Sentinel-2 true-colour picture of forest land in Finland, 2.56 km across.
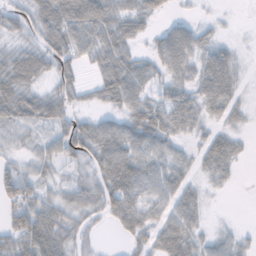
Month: November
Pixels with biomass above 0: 78%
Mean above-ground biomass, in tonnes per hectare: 41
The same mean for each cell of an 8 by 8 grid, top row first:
35 68 64 54 39 12 5 1
22 58 52 64 15 84 32 11
44 23 29 76 58 37 61 41
39 30 26 30 63 58 40 31
16 27 66 77 57 25 61 18
46 20 16 77 66 48 31 6
51 47 45 61 48 80 12 0
52 76 27 4 47 73 21 18
